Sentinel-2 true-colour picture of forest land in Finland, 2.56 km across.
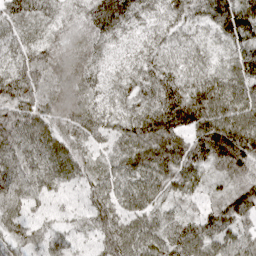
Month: April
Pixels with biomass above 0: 98%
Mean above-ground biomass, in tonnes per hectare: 72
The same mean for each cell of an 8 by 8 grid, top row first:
66 49 49 106 46 58 68 102
56 63 62 37 50 50 43 74
80 79 75 43 67 76 81 80
92 73 84 60 86 130 121 93
85 69 61 56 94 106 119 130
71 64 57 68 80 88 48 83
70 44 40 77 72 39 61 85
56 59 38 77 77 81 71 52
